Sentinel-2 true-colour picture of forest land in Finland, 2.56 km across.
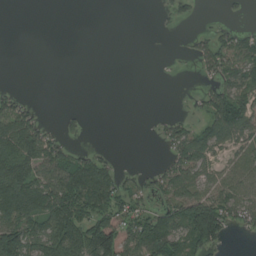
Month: August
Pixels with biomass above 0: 46%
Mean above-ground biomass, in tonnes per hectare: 48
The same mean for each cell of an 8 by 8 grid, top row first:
0 0 0 0 0 24 1 7
0 0 0 0 0 3 50 55
0 0 0 0 0 1 20 70
73 3 9 0 0 5 47 98
103 75 10 3 1 67 66 51
109 83 129 63 18 72 49 61
132 121 109 94 39 80 121 73
127 121 131 174 129 97 117 3
